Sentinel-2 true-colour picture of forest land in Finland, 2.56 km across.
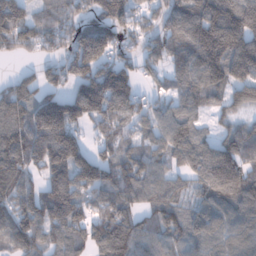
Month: January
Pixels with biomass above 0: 86%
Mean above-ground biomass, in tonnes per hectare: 129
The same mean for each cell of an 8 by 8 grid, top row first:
155 80 94 137 75 142 198 201
101 82 189 147 100 116 230 193
76 87 148 212 57 88 165 133
155 217 167 154 90 113 68 54
157 177 120 95 85 142 101 131
139 118 174 136 116 73 157 136
135 156 133 131 84 82 136 128
125 103 114 188 114 95 128 120
